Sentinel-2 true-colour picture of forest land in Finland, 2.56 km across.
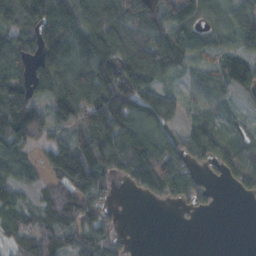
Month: October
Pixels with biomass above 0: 76%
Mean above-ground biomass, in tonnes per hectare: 83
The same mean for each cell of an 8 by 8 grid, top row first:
80 150 118 115 119 98 75 116
87 112 116 110 108 112 64 98
88 119 134 134 108 29 64 152
130 76 94 152 148 76 51 32
114 65 75 148 142 81 109 72
81 42 66 70 102 142 21 97
82 66 111 29 1 19 16 1
59 81 75 61 0 0 0 0
